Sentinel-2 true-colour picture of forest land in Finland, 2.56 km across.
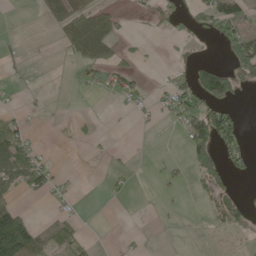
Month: May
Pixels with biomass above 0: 28%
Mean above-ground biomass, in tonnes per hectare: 27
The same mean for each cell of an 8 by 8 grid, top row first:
0 19 55 40 15 24 59 66
3 0 53 39 4 4 2 57
6 1 10 29 7 20 124 57
15 3 1 1 8 45 87 13
78 3 6 2 2 3 80 47
77 41 1 8 0 17 57 11
52 8 7 0 0 3 16 48
192 37 25 1 4 0 0 9
